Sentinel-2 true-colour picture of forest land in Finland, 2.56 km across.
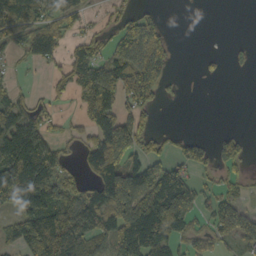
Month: October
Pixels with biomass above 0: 58%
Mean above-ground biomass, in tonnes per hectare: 80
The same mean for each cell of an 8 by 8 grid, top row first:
153 85 49 28 53 0 0 0
45 88 76 63 161 12 1 8
11 24 92 148 186 12 9 0
109 41 32 103 83 0 0 0
160 98 38 182 65 38 39 55
194 149 37 169 145 95 22 36
92 153 127 181 177 156 47 66
89 193 132 148 152 68 51 65
